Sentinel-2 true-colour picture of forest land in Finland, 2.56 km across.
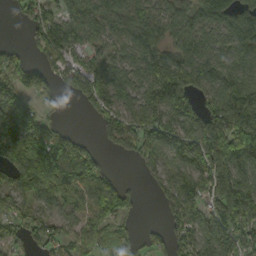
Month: September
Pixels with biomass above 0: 79%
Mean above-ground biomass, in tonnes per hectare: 109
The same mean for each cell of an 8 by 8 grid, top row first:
17 94 105 110 105 95 107 110
27 100 89 75 131 92 103 132
102 63 111 143 112 195 134 143
167 34 19 89 129 148 111 194
174 194 75 48 129 130 190 278
103 217 185 42 32 94 157 141
79 77 67 143 13 105 115 202
46 70 69 60 33 82 117 145
